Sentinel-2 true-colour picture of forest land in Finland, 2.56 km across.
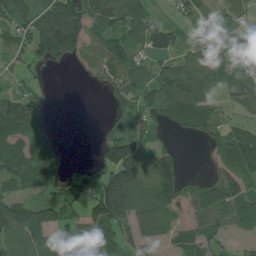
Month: July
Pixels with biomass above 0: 68%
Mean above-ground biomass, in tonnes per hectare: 76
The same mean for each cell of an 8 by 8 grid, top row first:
80 121 127 103 76 27 39 42
71 142 93 96 54 49 89 154
24 7 13 60 67 113 95 98
103 27 0 28 54 100 76 49
85 75 0 116 89 19 34 113
81 82 72 140 105 101 32 75
106 91 61 211 83 91 107 75
98 61 92 108 64 50 60 25
